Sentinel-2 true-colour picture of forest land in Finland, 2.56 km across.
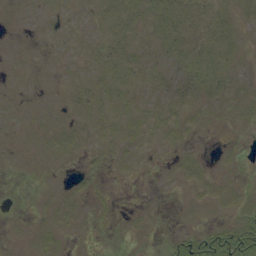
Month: September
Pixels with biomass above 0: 56%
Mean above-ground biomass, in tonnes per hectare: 8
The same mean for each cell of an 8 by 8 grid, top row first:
1 4 5 19 15 20 17 7
1 1 6 18 9 13 17 8
1 0 7 24 12 10 22 7
2 3 7 19 14 10 7 10
2 7 6 8 11 9 1 3
0 2 6 4 2 6 7 3
0 5 4 2 3 1 6 10
1 8 1 1 2 12 26 39
